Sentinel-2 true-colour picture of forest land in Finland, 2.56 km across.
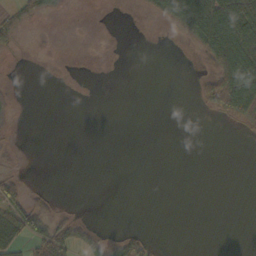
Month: October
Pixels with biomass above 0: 20%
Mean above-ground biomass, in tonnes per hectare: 14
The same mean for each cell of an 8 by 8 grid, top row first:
32 17 0 0 8 49 88 79
10 1 0 0 0 0 61 84
1 0 0 0 0 0 27 90
7 0 0 0 0 0 16 49
3 0 0 0 0 0 0 0
16 0 0 0 0 0 0 0
56 27 2 0 0 0 0 0
32 49 32 19 24 0 0 0
